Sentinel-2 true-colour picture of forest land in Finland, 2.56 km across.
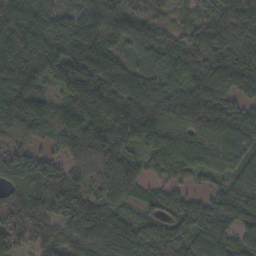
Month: November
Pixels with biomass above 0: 95%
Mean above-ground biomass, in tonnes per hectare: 100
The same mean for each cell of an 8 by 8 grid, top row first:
108 102 81 106 70 36 61 105
145 153 165 101 61 79 117 85
126 83 199 129 76 73 134 95
112 108 123 127 162 151 195 89
69 52 110 114 100 97 80 92
110 122 69 108 62 59 50 83
112 106 117 75 50 97 72 109
74 73 92 125 101 108 93 93
